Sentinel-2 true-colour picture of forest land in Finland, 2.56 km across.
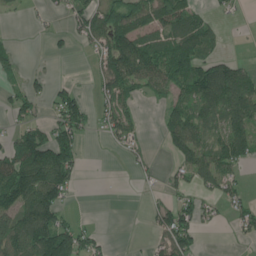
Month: June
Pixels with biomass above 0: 54%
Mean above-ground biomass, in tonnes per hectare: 62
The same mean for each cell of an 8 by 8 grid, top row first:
6 18 58 90 84 99 32 11
22 13 19 119 101 107 59 3
20 32 6 87 73 86 146 116
57 29 86 73 9 66 85 118
85 119 57 19 28 71 81 106
159 150 28 0 15 36 70 40
121 134 7 0 14 88 34 54
125 157 99 16 5 99 2 16
